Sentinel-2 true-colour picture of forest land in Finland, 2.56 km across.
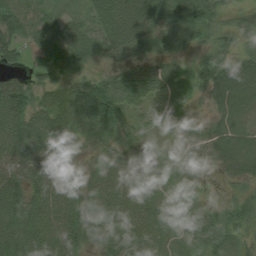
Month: July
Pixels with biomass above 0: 93%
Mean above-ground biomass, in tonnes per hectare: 56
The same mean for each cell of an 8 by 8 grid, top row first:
59 30 27 75 87 87 56 35
52 59 72 57 46 34 40 42
34 48 46 74 86 49 76 83
82 78 93 96 46 23 20 56
86 76 54 47 37 28 64 54
68 70 36 71 36 23 14 42
85 71 66 74 59 39 31 53
86 59 56 55 47 32 95 48
